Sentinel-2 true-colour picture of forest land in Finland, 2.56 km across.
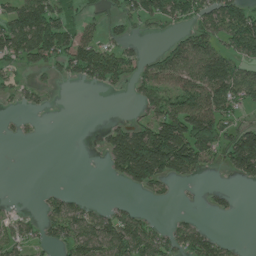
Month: June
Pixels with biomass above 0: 49%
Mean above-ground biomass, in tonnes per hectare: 68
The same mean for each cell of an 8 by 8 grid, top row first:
117 136 45 33 75 69 87 115
116 124 102 56 14 70 110 94
30 17 39 71 80 97 173 122
13 10 0 1 49 124 152 47
8 0 0 111 227 211 125 160
0 0 0 37 154 83 18 63
8 45 55 30 14 6 12 6
62 40 101 129 114 69 76 7
